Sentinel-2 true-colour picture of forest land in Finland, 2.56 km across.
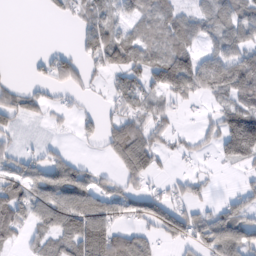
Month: February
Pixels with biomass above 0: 61%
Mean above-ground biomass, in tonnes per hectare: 43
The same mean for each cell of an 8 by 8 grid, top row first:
0 7 32 37 49 57 53 64
0 5 26 74 54 78 21 56
7 30 33 20 42 69 63 80
49 22 16 21 44 20 15 78
14 12 9 54 68 16 20 107
49 75 58 21 51 13 11 11
74 77 89 48 54 47 26 45
28 50 92 94 48 32 65 82
